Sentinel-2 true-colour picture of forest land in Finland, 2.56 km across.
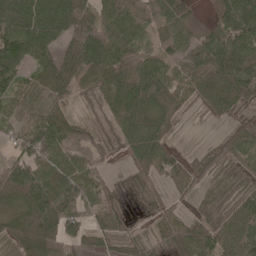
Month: May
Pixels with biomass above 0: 81%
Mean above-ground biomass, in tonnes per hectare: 71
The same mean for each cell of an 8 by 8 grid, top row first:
117 108 123 90 75 65 8 121
102 77 143 94 59 57 100 105
60 101 90 100 133 65 102 108
41 47 12 75 114 66 30 34
43 109 61 25 104 19 16 67
143 67 74 13 42 59 40 41
73 143 70 45 9 20 47 60
69 111 65 44 31 48 76 81
